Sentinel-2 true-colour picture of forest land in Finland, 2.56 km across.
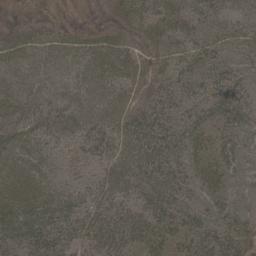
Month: May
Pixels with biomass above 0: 88%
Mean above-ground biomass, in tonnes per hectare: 32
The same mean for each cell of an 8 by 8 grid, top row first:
2 9 0 9 33 34 31 25
35 27 27 40 24 26 35 27
32 27 31 40 33 32 34 31
37 34 33 38 33 30 32 44
42 28 30 35 43 37 31 30
46 37 22 37 40 34 38 22
52 53 31 33 34 35 28 21
40 42 29 42 36 29 34 35
